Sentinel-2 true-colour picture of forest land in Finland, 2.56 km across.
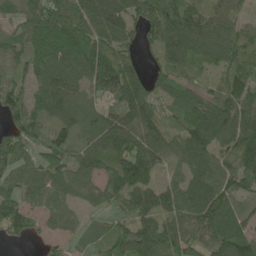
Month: June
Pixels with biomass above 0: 87%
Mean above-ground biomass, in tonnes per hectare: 80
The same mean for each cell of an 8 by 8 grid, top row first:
56 130 77 90 102 88 63 33
49 120 121 65 45 87 85 78
48 89 77 126 68 61 26 77
88 72 64 69 110 75 119 94
98 95 61 99 119 67 110 106
71 74 58 95 107 36 98 104
93 46 37 47 86 88 128 61
41 28 35 89 103 82 90 117
